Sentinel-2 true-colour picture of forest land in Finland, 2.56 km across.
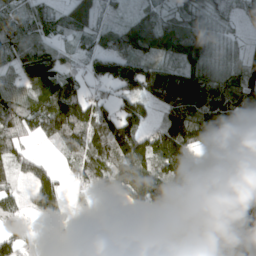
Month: April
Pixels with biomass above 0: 84%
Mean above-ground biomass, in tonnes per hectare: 99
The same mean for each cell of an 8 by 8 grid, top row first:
76 71 116 23 56 70 65 38
111 91 37 120 121 135 97 37
79 165 74 146 168 159 130 126
121 187 171 113 82 159 173 180
74 43 116 185 119 204 107 110
64 83 83 128 127 133 59 52
68 157 33 64 73 77 106 79
106 107 47 18 27 47 58 78
